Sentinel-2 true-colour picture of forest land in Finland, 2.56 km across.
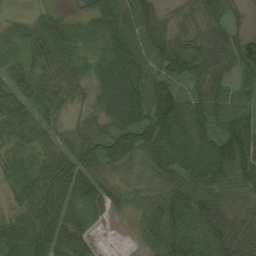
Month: August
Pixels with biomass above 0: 91%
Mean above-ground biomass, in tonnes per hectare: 56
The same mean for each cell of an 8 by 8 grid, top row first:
12 28 32 73 67 18 47 24
36 69 45 70 65 67 48 55
80 44 41 80 74 53 55 28
70 48 24 64 80 84 66 49
34 45 57 68 66 68 61 76
42 67 104 44 33 52 60 57
28 80 61 48 45 67 60 27
70 109 69 1 55 82 79 64
